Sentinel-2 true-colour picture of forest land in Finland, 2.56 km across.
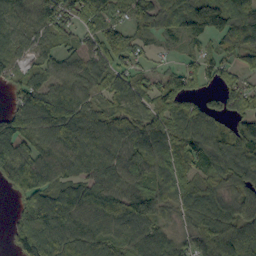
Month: September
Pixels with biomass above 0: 87%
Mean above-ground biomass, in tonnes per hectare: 79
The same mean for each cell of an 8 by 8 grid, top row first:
77 65 82 55 61 100 111 100
43 43 58 112 36 13 30 85
49 82 83 93 49 76 38 58
67 122 98 67 76 81 81 78
112 82 111 88 98 74 108 103
105 107 74 97 68 66 67 110
30 122 111 107 105 51 75 101
43 99 91 73 109 63 58 102
